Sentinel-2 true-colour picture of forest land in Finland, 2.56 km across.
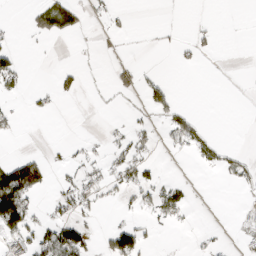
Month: March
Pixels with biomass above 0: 21%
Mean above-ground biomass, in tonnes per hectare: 22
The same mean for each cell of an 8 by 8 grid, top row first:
0 66 26 14 0 2 0 0
16 2 1 5 0 13 10 0
40 2 20 18 20 1 0 1
16 12 0 1 11 35 0 0
1 5 11 22 24 42 36 1
127 32 29 33 36 2 1 33
137 18 37 6 29 58 0 10
58 69 90 69 42 1 9 13
